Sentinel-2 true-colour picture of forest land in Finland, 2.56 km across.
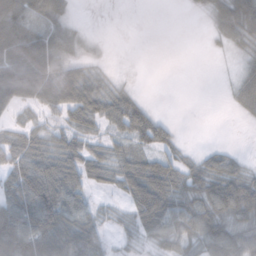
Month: November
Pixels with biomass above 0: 66%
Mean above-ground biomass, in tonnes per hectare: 42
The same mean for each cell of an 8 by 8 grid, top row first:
103 71 4 0 0 0 22 92
124 86 23 2 0 0 4 27
104 101 72 18 1 0 0 28
24 32 59 57 42 0 0 16
42 43 35 27 33 22 5 2
47 80 52 32 69 51 55 50
65 72 54 12 79 52 67 81
101 76 73 17 27 49 70 62
